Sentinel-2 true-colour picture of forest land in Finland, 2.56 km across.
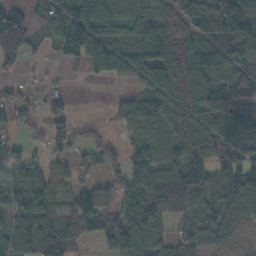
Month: November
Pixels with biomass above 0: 77%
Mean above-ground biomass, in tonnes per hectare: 65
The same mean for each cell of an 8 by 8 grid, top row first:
65 53 94 83 77 72 111 150
65 26 142 107 84 123 111 59
21 8 11 52 67 141 83 76
39 35 2 10 64 99 105 74
32 42 41 30 40 74 83 74
62 35 27 43 97 111 52 66
59 50 77 66 78 51 42 55
81 75 40 98 81 48 41 10
